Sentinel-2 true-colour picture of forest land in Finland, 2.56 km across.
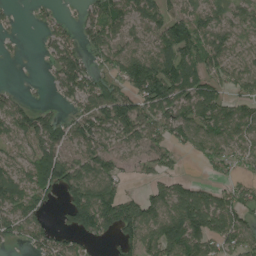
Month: August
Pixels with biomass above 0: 73%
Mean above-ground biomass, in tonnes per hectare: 82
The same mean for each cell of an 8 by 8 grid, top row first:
9 21 27 95 79 97 65 63
4 41 64 87 67 131 102 49
1 20 121 57 174 117 93 84
90 41 68 140 97 96 129 73
63 122 73 54 71 69 94 77
58 109 118 79 33 49 20 43
84 41 173 149 120 138 139 92
43 78 57 39 130 168 125 106
